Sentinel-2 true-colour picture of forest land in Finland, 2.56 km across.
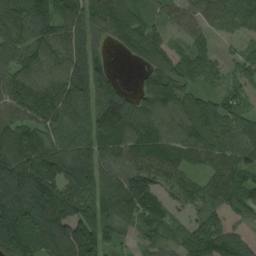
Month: August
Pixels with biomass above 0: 91%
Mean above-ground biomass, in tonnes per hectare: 109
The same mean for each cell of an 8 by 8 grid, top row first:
126 127 115 132 60 49 67 95
118 123 132 43 126 52 49 26
105 108 144 83 50 98 41 47
111 165 98 188 139 123 138 83
149 115 108 102 111 108 108 126
195 149 129 98 111 78 62 86
210 180 150 130 125 53 97 113
167 139 197 76 45 54 147 94
